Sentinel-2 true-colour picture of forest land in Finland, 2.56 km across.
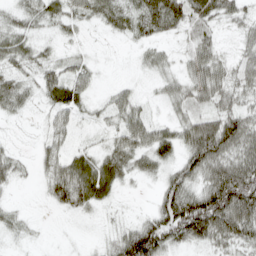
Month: April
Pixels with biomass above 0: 78%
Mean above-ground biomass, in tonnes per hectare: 41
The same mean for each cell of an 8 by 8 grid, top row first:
30 39 42 42 53 59 53 41
46 19 11 2 24 18 41 30
39 44 44 7 8 35 70 43
22 23 25 33 28 24 42 53
8 29 14 35 61 55 101 77
28 41 90 65 29 48 69 94
13 9 37 12 9 91 118 106
10 2 4 25 104 53 56 63
